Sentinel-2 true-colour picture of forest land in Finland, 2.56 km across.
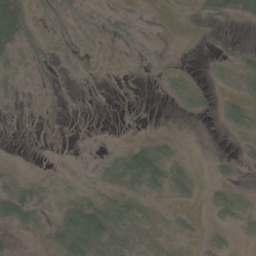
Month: May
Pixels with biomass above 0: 36%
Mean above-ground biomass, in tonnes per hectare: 9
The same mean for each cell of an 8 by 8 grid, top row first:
46 6 6 9 2 0 6 11
13 7 2 2 4 0 1 6
4 3 1 1 1 8 2 7
1 4 0 0 1 2 2 20
0 1 1 2 15 6 0 4
7 4 3 17 51 16 3 4
40 5 38 25 10 4 6 11
3 9 48 23 4 5 7 3
